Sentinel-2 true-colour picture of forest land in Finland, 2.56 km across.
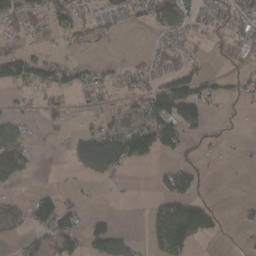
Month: March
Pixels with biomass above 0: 46%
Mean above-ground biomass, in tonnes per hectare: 40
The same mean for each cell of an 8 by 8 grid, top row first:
49 49 42 34 42 112 35 50
24 23 16 4 9 40 18 40
66 52 39 21 35 81 33 22
17 20 8 24 61 102 34 6
105 0 72 123 107 55 15 5
78 0 28 45 0 74 10 0
41 77 31 2 7 81 44 10
25 54 48 93 14 93 22 6
